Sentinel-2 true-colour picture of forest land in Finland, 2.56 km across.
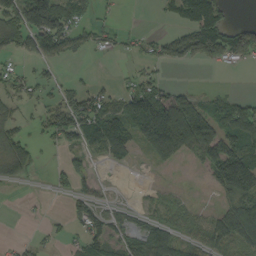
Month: September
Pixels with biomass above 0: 53%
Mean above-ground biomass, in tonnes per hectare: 59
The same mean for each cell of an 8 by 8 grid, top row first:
110 145 49 15 0 48 168 1
67 96 45 28 28 85 151 125
45 30 17 9 48 6 1 0
28 43 101 77 164 192 84 67
73 20 58 116 58 144 120 96
45 12 54 2 6 1 31 186
0 3 57 25 21 35 13 90
10 17 37 73 78 71 58 60
